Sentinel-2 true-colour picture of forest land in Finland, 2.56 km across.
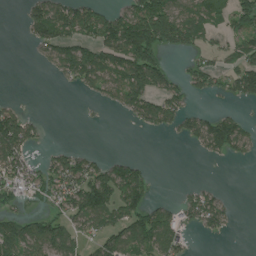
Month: July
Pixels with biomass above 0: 50%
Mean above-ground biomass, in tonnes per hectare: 67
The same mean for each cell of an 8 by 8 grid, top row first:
3 134 124 60 136 122 106 80
0 79 104 137 171 71 38 79
0 6 83 86 156 40 52 106
66 1 3 15 93 70 29 19
169 18 6 0 0 5 91 77
98 85 120 105 52 0 0 0
31 43 125 119 88 44 95 4
122 139 66 93 121 95 10 0
